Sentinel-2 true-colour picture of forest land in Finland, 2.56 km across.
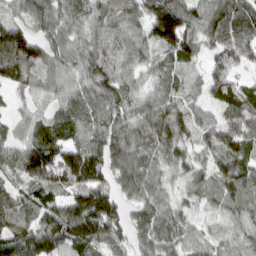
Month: March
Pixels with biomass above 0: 94%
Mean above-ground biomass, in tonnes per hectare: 76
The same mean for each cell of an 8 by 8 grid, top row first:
48 79 54 78 76 118 85 99
123 74 67 77 73 109 52 101
80 61 68 84 45 43 66 51
29 49 99 87 76 68 39 94
63 98 81 87 74 88 49 75
60 99 125 77 82 40 59 90
86 83 140 124 72 51 35 76
86 90 110 80 58 64 55 66
